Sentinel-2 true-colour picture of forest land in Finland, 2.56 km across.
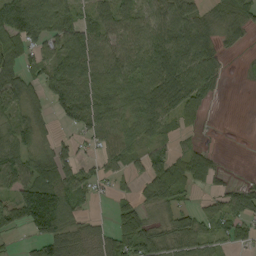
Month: September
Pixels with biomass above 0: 72%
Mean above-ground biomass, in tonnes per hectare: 55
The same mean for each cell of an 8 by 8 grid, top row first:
113 82 46 75 56 80 38 46
72 49 90 62 73 92 67 19
70 62 89 75 77 93 57 3
42 32 92 79 87 59 18 0
63 26 25 61 40 24 8 0
80 65 58 34 48 85 52 4
74 153 37 22 37 44 32 59
7 78 38 55 80 61 39 37
